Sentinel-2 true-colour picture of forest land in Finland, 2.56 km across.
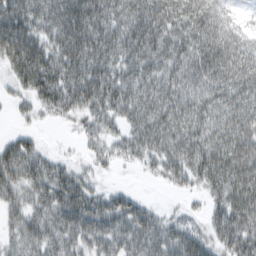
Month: February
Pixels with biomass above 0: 88%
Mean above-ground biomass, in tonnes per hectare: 74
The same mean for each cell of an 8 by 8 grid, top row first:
112 96 129 95 102 107 101 25
121 91 112 90 93 79 103 82
55 108 95 84 73 74 80 94
20 37 56 59 76 94 79 95
54 9 17 42 65 82 90 108
77 77 46 9 14 52 88 112
54 76 98 77 43 14 39 103
47 71 75 78 85 86 66 95
